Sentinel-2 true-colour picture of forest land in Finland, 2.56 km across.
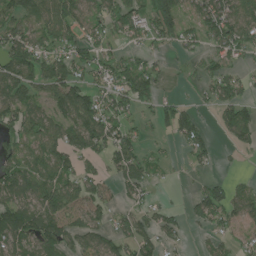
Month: July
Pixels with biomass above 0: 67%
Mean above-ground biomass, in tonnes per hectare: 75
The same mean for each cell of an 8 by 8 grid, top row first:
80 104 96 106 77 110 124 107
126 92 84 45 46 46 56 104
110 114 72 87 118 4 53 49
90 79 142 94 37 75 22 84
66 87 91 112 42 30 57 45
97 86 95 53 80 7 28 12
102 118 96 54 57 22 90 71
98 106 84 82 84 42 40 36
